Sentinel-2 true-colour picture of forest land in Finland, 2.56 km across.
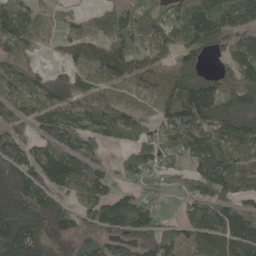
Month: May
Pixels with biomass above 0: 79%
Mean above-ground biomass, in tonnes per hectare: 104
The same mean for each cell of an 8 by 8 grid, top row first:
141 28 22 67 89 93 178 162
105 17 94 135 85 102 64 103
81 95 79 95 76 68 74 108
69 101 119 111 69 109 157 113
96 91 103 38 66 84 159 146
198 135 110 52 72 44 149 110
219 189 58 130 94 23 142 70
246 123 70 85 109 87 188 170
